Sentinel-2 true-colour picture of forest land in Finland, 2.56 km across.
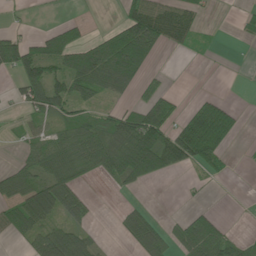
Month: June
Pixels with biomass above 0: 49%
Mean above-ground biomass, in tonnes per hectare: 49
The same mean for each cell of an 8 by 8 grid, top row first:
4 1 6 3 119 88 10 17
86 79 82 109 120 28 10 1
42 94 89 92 33 1 0 0
12 66 35 36 82 38 119 18
12 58 78 107 114 108 134 7
61 63 42 46 61 11 25 1
66 87 52 3 23 1 15 0
20 78 56 3 79 44 115 46
